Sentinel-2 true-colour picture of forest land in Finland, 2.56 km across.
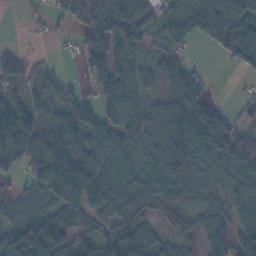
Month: November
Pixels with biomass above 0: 79%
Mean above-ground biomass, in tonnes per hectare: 59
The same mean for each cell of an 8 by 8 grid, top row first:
1 20 70 116 64 53 85 98
10 2 58 110 48 39 18 98
45 16 15 90 40 62 12 4
67 48 67 57 52 74 54 16
118 69 61 52 52 95 91 88
31 101 114 66 62 86 55 49
26 50 93 66 66 72 43 58
75 113 58 74 57 48 20 85
